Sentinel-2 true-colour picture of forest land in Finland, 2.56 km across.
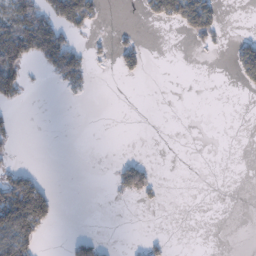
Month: January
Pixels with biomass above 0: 18%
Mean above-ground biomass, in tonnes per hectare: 21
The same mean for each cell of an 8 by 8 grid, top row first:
77 66 102 0 15 72 70 0
103 119 29 16 12 0 12 32
61 13 45 1 8 0 0 25
7 0 0 0 0 0 0 0
9 0 0 0 0 0 0 0
45 4 0 13 49 0 0 0
133 60 0 1 3 0 0 0
94 5 28 1 7 1 0 0
